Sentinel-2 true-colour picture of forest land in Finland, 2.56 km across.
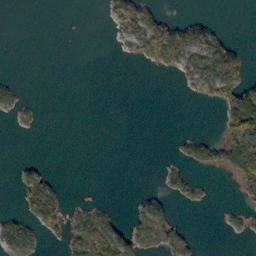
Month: October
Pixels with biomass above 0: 25%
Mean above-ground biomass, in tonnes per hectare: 23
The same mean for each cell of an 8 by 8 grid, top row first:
0 0 0 28 51 9 4 0
0 0 0 3 66 84 66 18
5 0 0 0 0 13 80 67
17 0 0 0 0 0 0 130
0 0 0 0 0 8 44 101
12 22 0 0 0 28 4 70
7 84 14 8 26 12 5 9
48 12 114 81 52 44 0 4
